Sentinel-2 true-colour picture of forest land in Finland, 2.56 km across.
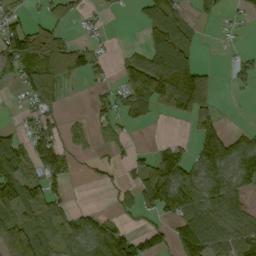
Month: September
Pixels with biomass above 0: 57%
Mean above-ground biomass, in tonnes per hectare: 61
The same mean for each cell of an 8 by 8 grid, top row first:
42 34 29 5 45 79 25 14
122 132 47 7 53 125 1 9
46 119 26 20 167 166 79 35
7 45 3 51 104 73 93 0
77 72 16 24 1 34 121 69
107 75 10 14 78 130 102 86
90 66 20 19 58 102 95 61
64 45 54 91 68 59 100 76
